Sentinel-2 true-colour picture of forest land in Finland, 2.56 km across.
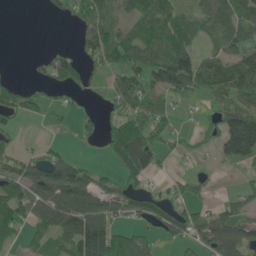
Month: June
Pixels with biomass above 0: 61%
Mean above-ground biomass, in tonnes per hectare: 43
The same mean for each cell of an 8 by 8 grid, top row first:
0 7 32 37 49 57 53 64
0 5 26 74 54 78 21 56
7 30 33 20 42 69 63 80
49 22 16 21 44 20 15 78
14 12 9 54 68 16 20 107
49 75 58 21 51 13 11 11
74 77 89 48 54 47 26 45
28 50 92 94 48 32 65 82
